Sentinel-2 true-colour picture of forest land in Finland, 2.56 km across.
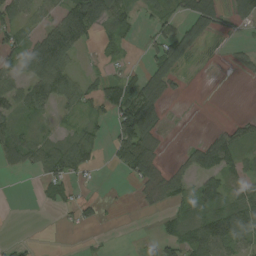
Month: August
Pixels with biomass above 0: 51%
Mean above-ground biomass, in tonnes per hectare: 39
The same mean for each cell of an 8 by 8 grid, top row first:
49 30 138 77 20 31 74 49
50 116 45 23 17 76 12 11
47 95 32 42 40 25 1 5
44 22 30 59 105 0 0 3
57 37 58 41 93 1 49 59
9 46 33 3 52 35 60 50
0 8 29 2 9 29 62 93
6 0 2 1 8 53 109 61
